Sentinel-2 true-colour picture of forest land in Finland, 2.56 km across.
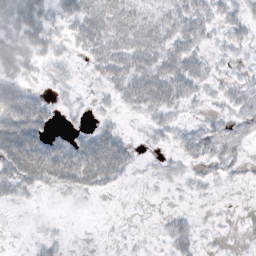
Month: October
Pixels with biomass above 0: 62%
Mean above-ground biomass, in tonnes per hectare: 21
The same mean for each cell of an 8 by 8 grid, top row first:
38 22 34 39 24 26 23 18
40 21 20 35 39 30 13 12
37 11 4 25 39 41 16 10
62 21 5 8 18 14 9 22
70 36 33 44 7 17 34 23
45 49 52 37 4 9 12 8
6 1 1 1 1 3 1 1
1 8 1 2 3 26 2 1
